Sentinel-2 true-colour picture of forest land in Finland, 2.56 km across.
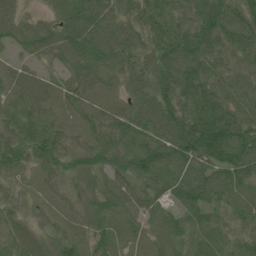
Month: June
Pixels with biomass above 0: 97%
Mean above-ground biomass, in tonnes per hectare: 69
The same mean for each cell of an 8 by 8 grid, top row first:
51 34 109 85 84 70 100 74
41 74 102 103 70 106 93 66
51 37 58 38 70 103 83 57
54 57 40 47 82 94 109 70
81 87 43 74 87 116 137 117
34 41 68 60 91 90 89 94
30 25 42 68 63 57 69 62
52 45 41 55 40 57 62 53
